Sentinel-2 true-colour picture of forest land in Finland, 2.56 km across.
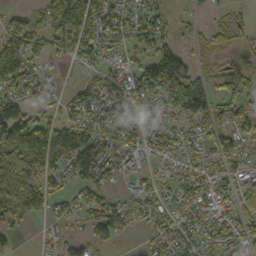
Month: October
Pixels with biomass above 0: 73%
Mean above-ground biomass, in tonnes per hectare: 62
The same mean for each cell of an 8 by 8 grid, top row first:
33 52 156 91 65 24 14 22
105 52 83 47 50 44 47 32
107 33 17 64 96 137 46 72
112 41 80 68 42 68 71 75
114 156 134 64 53 55 60 55
102 72 75 50 32 46 50 49
95 41 39 76 47 41 60 69
20 16 40 37 17 68 59 59
